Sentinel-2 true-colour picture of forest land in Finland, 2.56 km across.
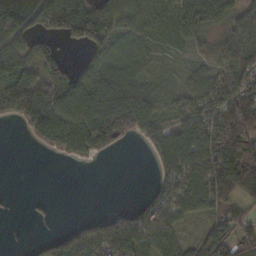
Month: November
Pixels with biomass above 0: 71%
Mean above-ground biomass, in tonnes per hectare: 71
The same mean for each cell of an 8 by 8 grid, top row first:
170 115 119 95 53 66 106 72
88 53 38 58 35 30 37 87
95 95 91 86 40 16 70 91
69 116 124 148 96 51 93 178
0 80 129 77 36 126 136 185
0 0 0 0 0 100 119 139
2 7 0 12 40 80 64 40
0 37 76 102 98 55 68 76
